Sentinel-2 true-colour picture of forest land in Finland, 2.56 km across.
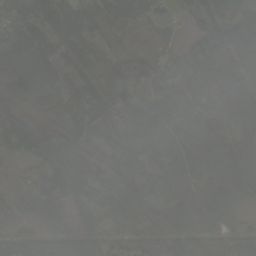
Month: October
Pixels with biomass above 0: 94%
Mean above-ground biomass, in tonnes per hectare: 91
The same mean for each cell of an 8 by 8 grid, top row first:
142 163 124 100 73 76 78 85
190 130 70 40 36 50 94 126
97 114 94 87 111 136 73 96
68 48 67 73 111 132 78 81
104 144 70 70 92 73 93 79
21 119 92 110 87 77 60 139
64 171 73 86 86 97 97 42
59 106 81 79 76 85 83 69
